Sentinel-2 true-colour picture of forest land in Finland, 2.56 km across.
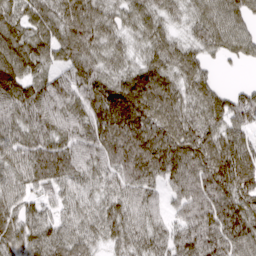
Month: March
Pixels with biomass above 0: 94%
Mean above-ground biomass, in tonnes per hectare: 98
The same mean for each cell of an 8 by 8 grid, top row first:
75 80 121 69 78 48 87 84
118 100 106 70 58 76 66 84
148 100 119 84 120 89 60 9
115 119 99 148 126 100 100 117
100 108 98 118 144 129 105 92
88 118 76 87 119 114 131 136
84 56 65 87 92 57 133 120
99 108 87 68 99 102 136 133
